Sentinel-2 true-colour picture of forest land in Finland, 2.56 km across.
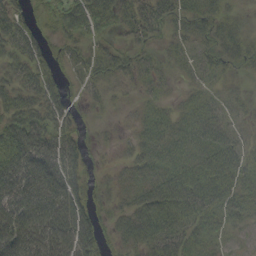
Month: September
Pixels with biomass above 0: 85%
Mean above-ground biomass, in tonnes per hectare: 42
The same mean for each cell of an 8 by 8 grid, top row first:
43 26 61 44 45 38 38 13
46 29 26 31 24 19 30 33
43 42 18 25 19 11 20 13
55 64 15 8 15 21 31 16
85 74 31 8 28 29 32 25
92 84 43 15 27 47 64 52
85 91 57 26 64 74 69 42
93 93 85 28 56 59 46 17
